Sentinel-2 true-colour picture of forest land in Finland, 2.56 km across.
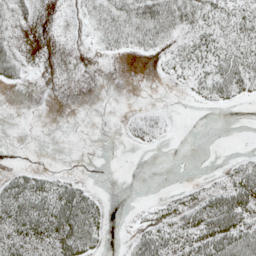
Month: May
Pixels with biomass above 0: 43%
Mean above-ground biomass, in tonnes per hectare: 17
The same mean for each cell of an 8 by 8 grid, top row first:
27 2 10 27 37 40 26 25
21 0 1 15 20 17 32 26
21 0 0 0 0 9 36 46
0 0 0 0 15 2 3 2
0 0 0 0 13 1 0 0
23 19 6 0 0 0 3 25
50 49 58 5 4 17 42 46
38 39 49 3 30 28 48 51
